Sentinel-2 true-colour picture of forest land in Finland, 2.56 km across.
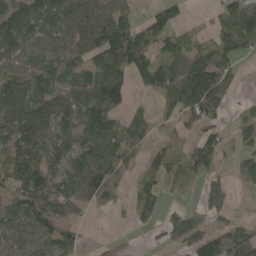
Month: May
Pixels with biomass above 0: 71%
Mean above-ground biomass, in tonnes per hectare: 65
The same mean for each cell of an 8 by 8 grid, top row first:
95 90 94 95 31 58 17 88
71 61 73 117 90 59 56 72
64 67 71 109 55 99 136 18
88 84 76 103 36 68 80 22
96 62 75 99 55 50 75 52
83 74 86 78 58 29 41 47
77 107 47 32 63 21 47 11
42 67 25 16 5 50 81 98
